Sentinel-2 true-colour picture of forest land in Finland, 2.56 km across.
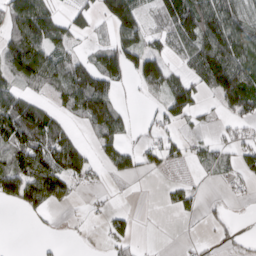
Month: March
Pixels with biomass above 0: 55%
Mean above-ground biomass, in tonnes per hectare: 56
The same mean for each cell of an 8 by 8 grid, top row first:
103 98 38 93 48 98 116 82
98 96 30 78 80 49 116 112
65 79 106 70 82 53 91 117
134 63 88 116 9 72 18 61
87 116 45 61 28 40 25 41
104 130 60 19 18 4 14 33
26 43 4 16 0 31 10 2
0 6 7 40 3 1 9 13
